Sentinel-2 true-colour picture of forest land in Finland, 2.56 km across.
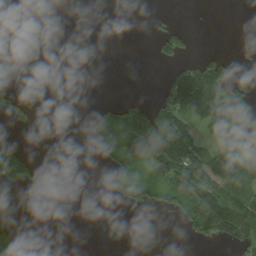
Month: August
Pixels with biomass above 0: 31%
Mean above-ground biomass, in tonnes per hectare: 33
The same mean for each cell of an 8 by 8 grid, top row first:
0 0 11 8 3 7 0 7
0 10 16 36 0 59 3 21
1 0 0 0 0 63 107 47
11 0 4 39 104 93 75 111
32 0 3 56 137 180 39 61
41 0 0 29 23 109 91 55
0 10 8 2 21 31 105 81
60 0 0 0 0 1 26 49
